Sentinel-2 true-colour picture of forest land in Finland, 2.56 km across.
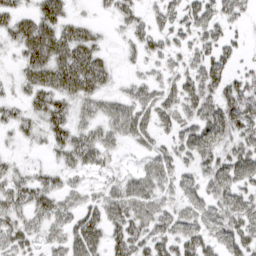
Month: March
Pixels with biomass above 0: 76%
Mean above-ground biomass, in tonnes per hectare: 40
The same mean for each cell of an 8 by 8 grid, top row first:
44 56 15 23 25 39 47 27
34 72 65 11 33 27 46 17
23 55 68 22 24 36 51 34
26 53 30 38 44 44 51 62
13 28 51 28 24 37 58 45
32 28 23 20 44 38 42 53
47 48 43 51 58 38 48 55
46 33 65 40 50 52 43 53
